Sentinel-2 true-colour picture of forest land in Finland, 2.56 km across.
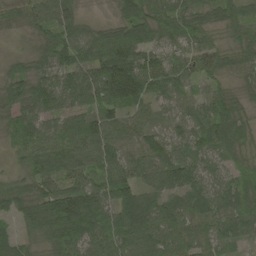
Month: May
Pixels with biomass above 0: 96%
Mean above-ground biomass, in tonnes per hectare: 86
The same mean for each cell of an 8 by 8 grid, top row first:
51 70 41 26 109 103 64 73
11 78 96 137 95 64 67 73
89 82 104 171 128 94 59 47
81 79 83 88 55 58 95 76
76 89 112 94 79 60 90 82
47 102 69 86 66 107 73 95
95 166 163 106 124 77 92 91
49 91 120 102 107 97 73 62
